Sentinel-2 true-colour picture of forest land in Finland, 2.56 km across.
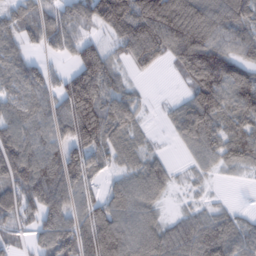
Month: February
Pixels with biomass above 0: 80%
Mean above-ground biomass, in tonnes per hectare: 84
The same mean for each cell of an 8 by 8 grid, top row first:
76 62 72 181 162 181 117 113
72 42 91 38 26 119 145 85
82 72 128 86 5 20 166 122
80 88 169 109 25 46 134 109
112 89 114 79 37 24 88 108
107 133 96 31 81 24 24 20
90 106 77 81 69 12 32 17
28 79 113 153 82 81 101 78
